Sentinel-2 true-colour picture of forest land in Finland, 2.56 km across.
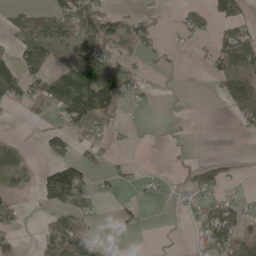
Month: May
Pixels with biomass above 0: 42%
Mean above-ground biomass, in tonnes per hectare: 34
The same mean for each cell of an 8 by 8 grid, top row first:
25 50 80 43 25 11 45 55
34 56 60 38 30 5 15 94
91 79 95 53 19 1 8 73
3 27 110 45 3 1 0 47
27 47 31 8 1 4 0 0
49 72 86 16 9 3 60 7
18 38 53 5 11 7 34 26
18 54 65 28 1 1 40 45
